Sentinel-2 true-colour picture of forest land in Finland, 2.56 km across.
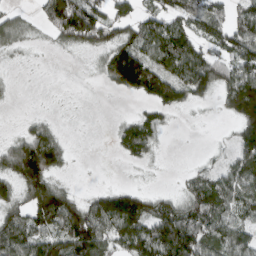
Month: March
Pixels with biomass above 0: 67%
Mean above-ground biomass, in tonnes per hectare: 70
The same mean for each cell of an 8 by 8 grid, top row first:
32 96 160 74 63 76 107 73
20 8 50 101 94 120 67 104
4 0 1 85 158 97 100 143
1 6 1 1 39 28 2 138
64 125 0 20 88 0 4 70
99 100 1 0 2 7 63 98
62 141 88 125 88 73 107 84
126 93 141 87 125 130 98 91
